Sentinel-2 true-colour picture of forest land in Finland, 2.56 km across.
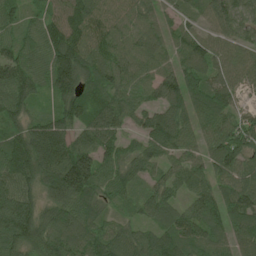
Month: June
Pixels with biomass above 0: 93%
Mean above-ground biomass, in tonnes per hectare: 85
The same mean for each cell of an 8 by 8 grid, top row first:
54 66 119 76 64 43 68 87
72 99 113 93 88 61 93 82
103 84 89 86 73 92 87 74
79 38 80 90 79 80 88 57
92 137 75 72 65 92 74 105
110 101 163 78 70 67 76 107
124 73 106 44 65 62 83 119
100 105 103 100 80 101 85 71
